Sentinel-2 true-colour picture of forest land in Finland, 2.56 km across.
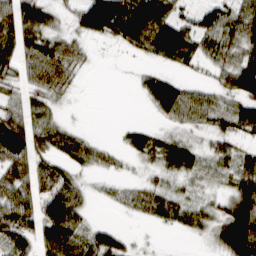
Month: March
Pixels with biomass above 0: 69%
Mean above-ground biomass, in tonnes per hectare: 37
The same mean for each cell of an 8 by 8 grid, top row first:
61 31 46 96 96 46 46 55
59 53 18 7 44 78 37 51
28 48 8 0 27 28 14 67
37 24 1 0 4 48 45 47
82 42 31 7 34 36 19 21
55 43 21 9 8 24 17 48
76 54 34 5 23 36 24 72
43 54 43 40 3 1 14 114
